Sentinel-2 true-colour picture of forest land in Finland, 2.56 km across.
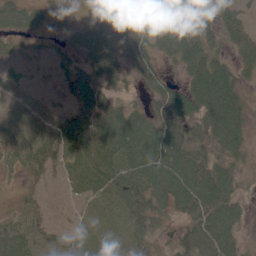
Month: June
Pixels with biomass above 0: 85%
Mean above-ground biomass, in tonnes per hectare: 51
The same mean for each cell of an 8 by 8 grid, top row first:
49 29 10 36 53 54 47 43
21 14 38 55 55 67 50 36
33 8 55 41 38 24 95 38
46 42 67 58 35 75 68 57
51 68 96 95 86 63 45 49
14 27 68 83 87 88 75 28
26 19 29 67 64 48 82 31
84 43 54 60 50 28 59 33
